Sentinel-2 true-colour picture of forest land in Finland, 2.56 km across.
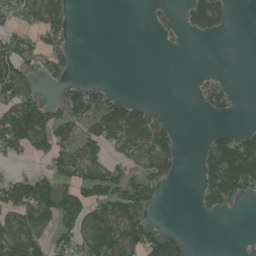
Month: June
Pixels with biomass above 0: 43%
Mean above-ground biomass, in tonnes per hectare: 54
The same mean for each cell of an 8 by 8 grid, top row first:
47 110 1 0 2 15 112 0
76 56 4 0 0 6 0 0
112 26 23 4 0 0 18 0
107 75 88 118 71 1 27 4
88 94 84 81 91 55 42 121
48 73 73 73 71 31 73 174
106 115 129 105 70 0 35 10
109 46 81 117 103 55 0 0
